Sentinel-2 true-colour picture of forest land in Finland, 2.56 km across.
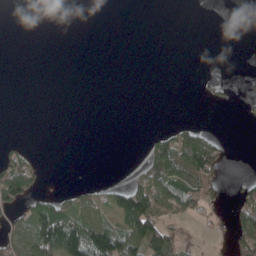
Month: May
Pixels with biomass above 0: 24%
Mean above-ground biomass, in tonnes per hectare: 25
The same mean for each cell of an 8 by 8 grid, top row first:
0 0 0 0 0 0 0 0
0 0 0 0 0 0 0 0
0 0 0 0 0 0 8 1
0 0 0 0 0 0 1 3
8 0 0 0 15 67 58 0
90 6 0 0 42 92 70 7
37 60 40 48 91 67 32 46
36 137 137 116 131 48 11 66
